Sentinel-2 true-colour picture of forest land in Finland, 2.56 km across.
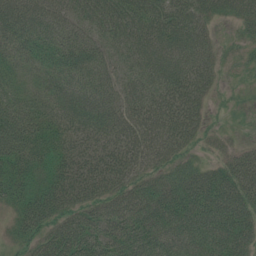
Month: July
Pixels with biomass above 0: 90%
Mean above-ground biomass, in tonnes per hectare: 48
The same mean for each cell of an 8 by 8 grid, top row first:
64 62 49 77 64 57 43 43
45 61 64 40 59 65 32 12
34 42 57 37 56 65 30 4
76 48 59 51 59 58 18 2
77 48 42 44 54 43 14 13
51 41 49 51 37 41 50 66
33 52 42 46 56 64 67 65
22 45 58 44 57 51 57 55
